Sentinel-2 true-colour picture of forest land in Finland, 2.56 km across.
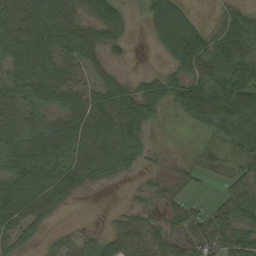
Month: September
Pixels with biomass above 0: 79%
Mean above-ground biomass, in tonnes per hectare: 49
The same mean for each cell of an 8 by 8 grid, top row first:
64 82 46 57 26 83 8 48
64 62 71 34 1 73 61 70
46 66 34 37 30 41 59 99
41 44 70 69 63 21 74 97
57 84 68 68 34 2 32 68
67 74 63 31 12 28 24 50
75 48 2 6 29 33 26 63
43 14 32 48 67 43 55 57
